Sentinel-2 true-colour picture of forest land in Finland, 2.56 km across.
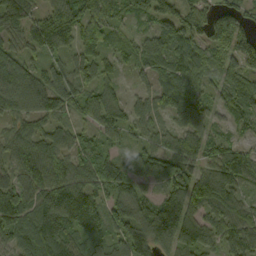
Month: September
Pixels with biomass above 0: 91%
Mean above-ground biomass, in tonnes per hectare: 86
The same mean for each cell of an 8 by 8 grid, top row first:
92 86 112 98 71 113 90 93
59 80 111 62 67 96 87 97
84 84 86 46 36 90 81 68
59 72 54 87 67 86 59 74
94 83 72 40 63 79 75 49
87 104 86 108 77 92 91 85
113 112 140 89 98 154 109 81
65 103 79 77 133 115 81 94
